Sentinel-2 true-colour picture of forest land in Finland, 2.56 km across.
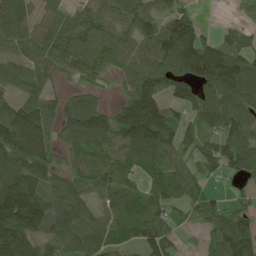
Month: May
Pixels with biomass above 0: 84%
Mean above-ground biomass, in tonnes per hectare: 101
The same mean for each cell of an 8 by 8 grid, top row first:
96 70 78 79 78 105 4 23
73 108 104 114 82 177 144 122
43 59 43 30 132 111 138 143
110 96 108 83 201 55 114 104
162 124 107 104 160 97 92 117
146 99 73 81 58 99 63 66
258 116 91 72 105 56 97 81
236 98 108 83 98 45 52 172
